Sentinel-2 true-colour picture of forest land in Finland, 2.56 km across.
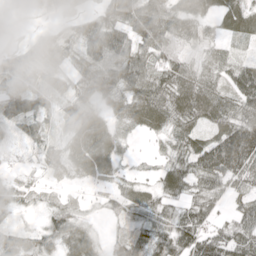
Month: May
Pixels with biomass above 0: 87%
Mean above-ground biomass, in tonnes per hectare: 63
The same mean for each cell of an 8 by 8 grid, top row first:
20 20 49 92 110 83 45 67
56 69 71 124 86 67 46 19
77 55 64 104 104 86 67 85
101 67 71 43 78 81 86 78
29 45 64 62 6 47 78 149
26 25 35 37 20 65 90 74
39 40 28 35 62 48 56 41
58 59 72 35 81 89 93 75
